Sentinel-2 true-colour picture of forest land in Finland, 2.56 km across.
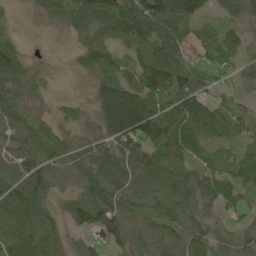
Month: May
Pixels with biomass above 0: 88%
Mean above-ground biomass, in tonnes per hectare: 71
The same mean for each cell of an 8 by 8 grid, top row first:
13 42 86 121 136 118 33 61
59 4 47 70 88 90 64 50
73 20 14 89 99 121 64 36
71 22 32 173 145 97 98 35
67 102 51 73 108 83 57 51
90 84 75 72 47 63 56 70
107 52 87 114 83 82 39 50
81 94 32 56 72 67 61 35
